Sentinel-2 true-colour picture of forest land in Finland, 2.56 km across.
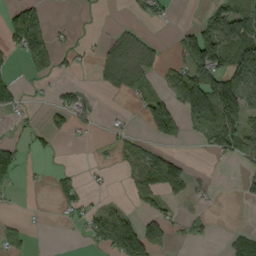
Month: September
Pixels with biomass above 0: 37%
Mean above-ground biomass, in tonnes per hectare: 45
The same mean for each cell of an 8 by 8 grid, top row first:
118 59 3 1 26 4 36 80
74 166 18 57 56 28 144 98
25 36 6 60 39 64 134 102
28 20 34 2 58 91 139 104
32 16 4 18 24 17 52 78
43 11 20 5 77 42 5 16
2 2 31 32 32 16 9 2
34 0 9 131 134 13 15 46
